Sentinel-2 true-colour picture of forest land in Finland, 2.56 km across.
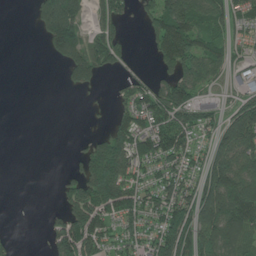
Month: June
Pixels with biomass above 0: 60%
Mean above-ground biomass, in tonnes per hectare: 83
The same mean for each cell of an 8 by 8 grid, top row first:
0 167 107 104 54 144 114 62
0 60 124 134 15 158 88 36
0 0 92 12 52 128 66 38
0 0 1 34 111 143 74 144
0 0 12 172 121 122 61 170
0 0 102 229 69 99 134 154
0 10 157 124 90 149 166 161
13 48 165 66 70 195 123 99
